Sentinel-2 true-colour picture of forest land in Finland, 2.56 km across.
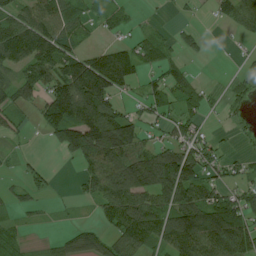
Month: July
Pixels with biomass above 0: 64%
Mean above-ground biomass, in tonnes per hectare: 71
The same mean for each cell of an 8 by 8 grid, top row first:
76 99 62 32 7 9 13 92
125 126 58 58 55 41 11 6
81 93 182 146 45 63 8 21
49 96 131 95 49 49 28 18
13 21 151 176 69 91 53 10
14 19 38 123 139 164 64 38
26 7 7 89 118 134 146 104
29 9 68 67 101 125 147 133
